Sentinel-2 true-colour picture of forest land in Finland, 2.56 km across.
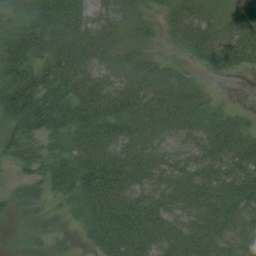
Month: July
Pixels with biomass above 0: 89%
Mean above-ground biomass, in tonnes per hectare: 48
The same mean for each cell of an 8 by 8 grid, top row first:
41 70 46 36 20 35 26 32
77 69 66 43 24 17 50 58
87 74 58 39 52 39 11 3
91 99 73 58 60 66 44 17
56 39 59 57 49 27 51 53
18 52 78 72 45 41 46 58
25 22 45 75 65 43 56 64
5 16 11 75 61 53 54 43
